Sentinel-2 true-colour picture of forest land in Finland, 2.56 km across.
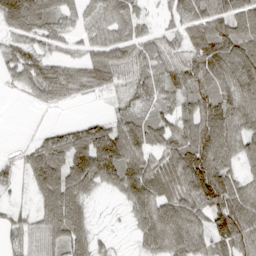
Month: March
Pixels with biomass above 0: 82%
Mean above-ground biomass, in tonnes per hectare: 65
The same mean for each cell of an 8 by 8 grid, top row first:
108 73 46 72 27 43 77 79
49 41 31 73 45 34 92 98
38 86 55 51 61 70 84 106
0 12 2 27 43 60 92 93
6 59 94 131 75 70 112 68
22 101 109 88 111 79 139 56
18 68 58 5 77 89 91 110
36 50 63 15 52 80 66 100
